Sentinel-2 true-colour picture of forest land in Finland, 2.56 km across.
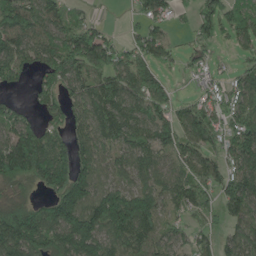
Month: May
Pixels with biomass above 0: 81%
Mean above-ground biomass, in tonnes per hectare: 108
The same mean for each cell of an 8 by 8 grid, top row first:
141 110 69 3 61 29 93 105
107 107 175 94 98 36 48 52
66 104 117 129 152 19 41 92
65 72 77 128 103 81 119 116
174 121 94 103 111 126 127 140
149 177 151 70 97 84 115 135
141 102 175 219 171 76 99 150
199 138 193 110 117 69 62 137
